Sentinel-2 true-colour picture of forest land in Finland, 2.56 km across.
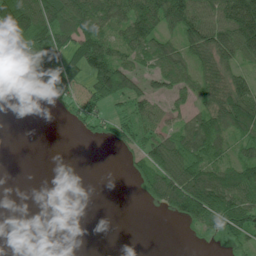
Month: July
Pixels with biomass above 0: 58%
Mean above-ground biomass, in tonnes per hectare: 52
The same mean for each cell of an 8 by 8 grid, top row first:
196 111 104 76 105 108 71 163
61 84 84 62 70 56 92 107
5 57 35 133 43 56 66 68
0 1 32 19 41 32 63 108
0 0 2 15 50 72 90 47
0 0 0 0 66 110 103 89
0 0 0 0 9 98 132 95
0 0 0 0 0 0 8 55
